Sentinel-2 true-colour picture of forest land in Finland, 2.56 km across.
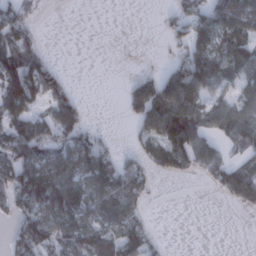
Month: January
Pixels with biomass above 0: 55%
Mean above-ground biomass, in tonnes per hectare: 49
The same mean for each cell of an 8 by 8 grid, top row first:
46 1 0 0 0 49 65 84
95 9 0 0 0 32 58 82
103 71 0 0 37 80 84 53
69 44 49 0 68 107 63 70
79 55 61 15 35 116 59 55
87 101 78 83 52 34 42 71
54 82 79 80 29 0 0 25
45 61 72 68 66 0 0 0
